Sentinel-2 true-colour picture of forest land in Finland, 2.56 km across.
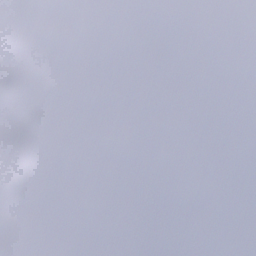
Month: December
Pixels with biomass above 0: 80%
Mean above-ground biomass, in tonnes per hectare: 79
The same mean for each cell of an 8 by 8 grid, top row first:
101 147 150 59 57 51 79 34
51 77 103 98 48 77 77 41
133 66 120 116 86 69 104 80
101 98 178 156 101 25 38 102
71 75 108 79 63 45 18 40
82 104 82 52 83 72 40 10
64 74 42 101 105 113 51 95
55 100 32 104 98 65 76 41
